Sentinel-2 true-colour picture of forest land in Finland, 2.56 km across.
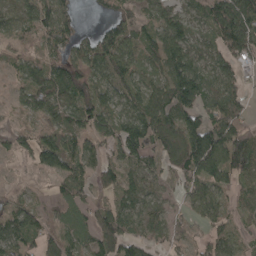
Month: April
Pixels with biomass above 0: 82%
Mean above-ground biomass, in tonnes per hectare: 76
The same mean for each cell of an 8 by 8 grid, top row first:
71 94 35 56 49 80 84 143
40 52 72 120 73 109 62 107
38 112 90 93 63 131 82 53
31 76 89 80 111 114 76 67
46 93 67 72 105 117 167 116
15 45 84 54 60 71 106 75
59 29 62 63 70 28 87 48
93 64 55 106 68 52 66 42
